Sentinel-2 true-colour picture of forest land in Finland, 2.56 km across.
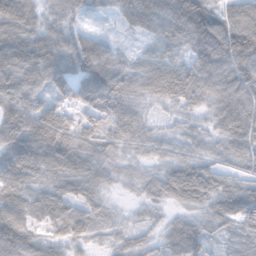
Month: November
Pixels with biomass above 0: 95%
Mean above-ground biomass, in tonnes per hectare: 76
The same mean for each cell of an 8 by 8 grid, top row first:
114 48 37 27 86 83 87 91
100 91 92 48 16 42 121 134
97 101 119 124 58 83 100 116
102 103 81 91 39 37 53 123
117 146 92 64 62 55 51 87
103 97 99 43 41 97 90 60
90 93 67 18 19 43 68 91
93 51 53 33 38 89 60 36
